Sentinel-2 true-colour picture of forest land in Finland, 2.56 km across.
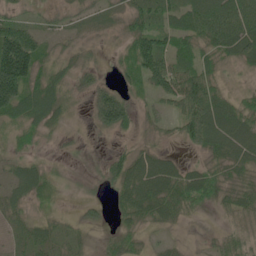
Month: June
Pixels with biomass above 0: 79%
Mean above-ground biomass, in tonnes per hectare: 40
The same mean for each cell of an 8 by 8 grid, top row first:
35 18 26 27 60 41 84 85
149 23 19 14 80 57 47 70
172 41 30 16 52 70 57 11
57 44 8 60 20 30 79 56
20 15 9 11 17 15 54 64
29 23 7 40 53 51 50 32
21 16 16 19 50 52 18 49
16 36 20 22 22 12 12 37
